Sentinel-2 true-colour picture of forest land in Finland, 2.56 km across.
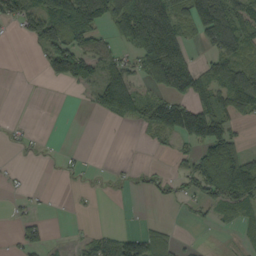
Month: September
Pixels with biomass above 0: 46%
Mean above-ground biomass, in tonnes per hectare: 48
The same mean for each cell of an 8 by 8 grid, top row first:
63 104 146 118 124 53 149 79
0 73 93 39 52 69 50 70
0 26 61 106 39 104 66 96
0 0 1 77 58 113 86 57
11 1 1 0 7 30 110 51
8 0 9 7 13 31 103 134
12 4 1 0 0 7 39 59
31 33 14 48 74 26 1 20
